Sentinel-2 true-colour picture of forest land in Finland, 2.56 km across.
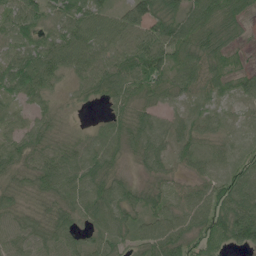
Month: June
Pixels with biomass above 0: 93%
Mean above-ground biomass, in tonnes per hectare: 55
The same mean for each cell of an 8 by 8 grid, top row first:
62 53 67 50 92 82 67 51
53 72 72 63 88 88 77 27
84 63 43 76 75 57 61 37
33 32 8 33 42 23 40 15
55 52 42 61 65 46 48 17
39 76 63 54 29 32 55 60
43 38 55 69 54 47 83 88
48 54 50 64 57 70 67 69
